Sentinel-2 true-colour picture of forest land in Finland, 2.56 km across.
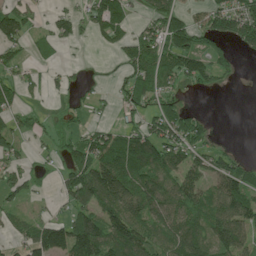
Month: June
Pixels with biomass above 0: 62%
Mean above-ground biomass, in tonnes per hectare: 80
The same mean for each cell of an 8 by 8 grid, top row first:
115 37 56 134 53 102 100 149
73 31 13 40 106 145 70 51
52 28 19 20 100 84 64 12
49 14 24 30 78 82 8 0
48 22 77 114 153 122 61 3
58 23 126 186 128 94 92 118
38 21 87 127 131 111 118 137
43 161 172 132 117 124 111 125
